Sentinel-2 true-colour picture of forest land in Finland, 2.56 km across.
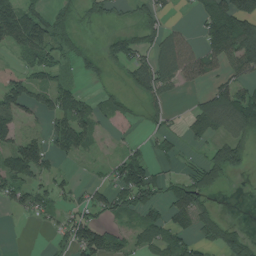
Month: July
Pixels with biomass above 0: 57%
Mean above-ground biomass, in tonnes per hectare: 59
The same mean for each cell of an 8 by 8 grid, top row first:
151 57 25 24 42 8 76 151
58 80 21 54 61 77 73 129
97 56 24 9 94 62 41 57
81 68 106 44 30 11 99 144
75 67 83 7 23 19 39 65
100 51 8 43 129 23 74 11
40 39 48 64 78 65 41 0
0 9 103 71 59 75 62 76
